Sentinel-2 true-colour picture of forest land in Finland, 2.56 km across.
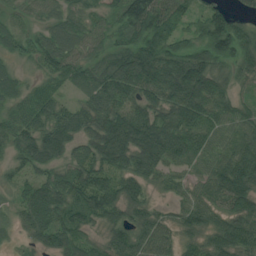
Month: July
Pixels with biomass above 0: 91%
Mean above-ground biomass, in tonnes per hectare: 74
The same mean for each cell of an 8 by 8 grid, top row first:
30 46 58 60 142 77 71 42
48 71 57 52 94 64 99 96
50 48 48 92 114 144 105 44
61 84 68 98 82 113 92 53
57 98 54 132 138 112 66 68
41 47 76 77 88 45 69 122
44 117 77 77 62 36 71 92
15 68 56 61 75 50 58 87
